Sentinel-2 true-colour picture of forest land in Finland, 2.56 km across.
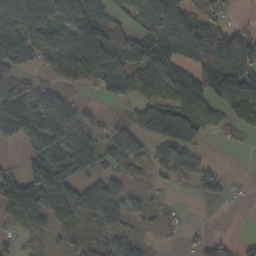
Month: October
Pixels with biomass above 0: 69%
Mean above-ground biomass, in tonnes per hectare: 61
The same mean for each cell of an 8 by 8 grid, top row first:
101 86 124 52 90 94 63 5
122 85 130 65 50 71 94 82
66 32 80 93 72 79 96 129
115 86 35 8 65 90 69 82
36 77 56 74 48 85 12 8
48 157 61 50 18 51 29 5
71 101 84 61 23 6 0 4
33 27 42 40 22 14 30 16
